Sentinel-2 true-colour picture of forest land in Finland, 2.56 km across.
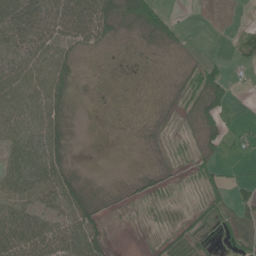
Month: June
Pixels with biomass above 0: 66%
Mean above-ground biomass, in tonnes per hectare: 33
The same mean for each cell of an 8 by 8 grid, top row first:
82 74 92 64 83 13 0 0
69 66 38 13 16 19 2 24
67 69 15 3 3 12 75 8
64 62 4 4 4 9 57 3
63 79 2 1 6 8 30 15
69 77 19 1 15 8 20 8
58 50 50 10 9 6 18 52
88 71 72 13 4 26 20 48
